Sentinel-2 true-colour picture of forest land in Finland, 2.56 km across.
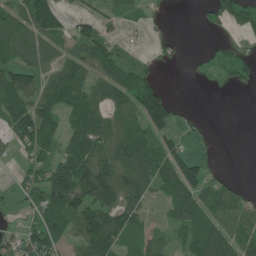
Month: June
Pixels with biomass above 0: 67%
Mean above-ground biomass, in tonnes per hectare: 74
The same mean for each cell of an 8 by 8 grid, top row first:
77 120 40 43 37 1 39 125
87 79 83 71 14 24 17 39
101 75 92 115 90 0 19 47
124 99 103 93 164 55 2 0
45 77 99 99 111 60 9 0
23 84 150 148 127 154 69 8
26 112 119 116 63 89 96 69
61 104 92 108 72 50 133 94
